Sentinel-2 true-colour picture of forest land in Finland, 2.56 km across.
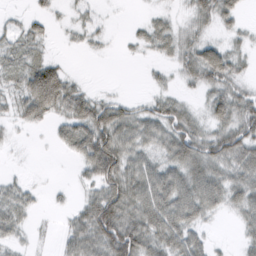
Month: February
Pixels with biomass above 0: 70%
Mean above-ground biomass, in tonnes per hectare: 36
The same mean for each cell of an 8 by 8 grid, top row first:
8 19 13 3 8 13 36 23
33 11 9 4 18 31 47 18
29 96 11 0 4 14 46 27
30 51 64 53 33 44 32 50
5 5 65 88 43 60 51 62
9 1 17 72 65 57 63 45
42 6 27 87 75 81 46 35
20 3 55 87 68 59 19 16
